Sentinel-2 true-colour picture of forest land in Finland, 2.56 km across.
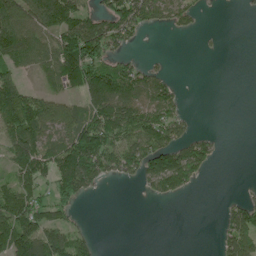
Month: June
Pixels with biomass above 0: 52%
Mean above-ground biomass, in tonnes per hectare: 74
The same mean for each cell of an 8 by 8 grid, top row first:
141 136 105 110 111 80 6 5
138 88 174 84 8 0 6 0
63 51 139 155 95 19 0 0
153 99 64 162 117 71 0 0
125 101 154 122 130 106 58 0
77 77 189 61 110 181 22 0
135 82 22 0 1 1 0 78
153 137 62 0 0 0 0 149
